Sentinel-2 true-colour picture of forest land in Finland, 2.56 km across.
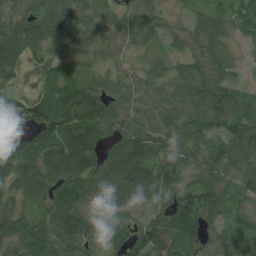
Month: July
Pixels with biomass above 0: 91%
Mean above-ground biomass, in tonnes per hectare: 82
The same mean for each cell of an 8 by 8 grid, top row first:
85 91 75 55 85 27 65 54
87 71 57 50 40 36 77 35
47 57 64 57 54 71 89 43
76 104 133 74 64 85 110 84
94 111 133 74 113 89 80 130
85 100 124 109 118 109 92 92
61 78 97 77 85 129 105 49
89 99 87 66 109 103 66 84
